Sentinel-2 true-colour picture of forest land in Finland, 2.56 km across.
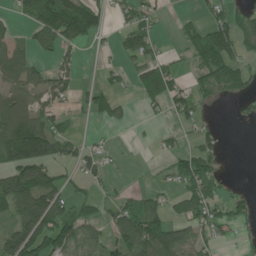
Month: June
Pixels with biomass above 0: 51%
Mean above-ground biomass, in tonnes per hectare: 61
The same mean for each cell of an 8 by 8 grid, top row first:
24 125 143 36 52 12 36 52
57 49 40 17 82 10 109 63
71 64 21 19 83 47 54 45
119 58 22 42 13 41 11 16
202 137 36 9 3 25 36 0
126 98 46 16 2 73 100 1
125 155 39 42 82 56 78 49
134 114 89 57 148 108 51 18
